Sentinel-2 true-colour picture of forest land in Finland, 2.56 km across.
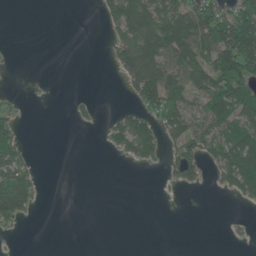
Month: June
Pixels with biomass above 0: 36%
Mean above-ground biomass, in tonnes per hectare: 41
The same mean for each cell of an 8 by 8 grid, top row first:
0 0 0 49 95 96 111 107
0 0 0 35 113 129 120 173
0 0 0 4 114 92 102 154
20 0 9 7 53 109 90 92
41 0 0 31 85 54 62 110
87 1 0 0 0 39 19 122
104 1 0 0 0 0 0 7
5 0 0 0 0 0 0 5
